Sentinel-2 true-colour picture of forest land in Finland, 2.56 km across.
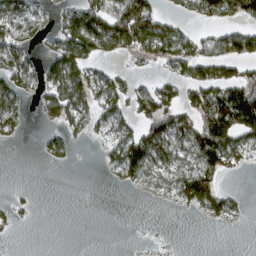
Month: March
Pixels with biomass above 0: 48%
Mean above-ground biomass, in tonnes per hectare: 57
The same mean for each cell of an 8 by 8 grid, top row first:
90 39 120 134 135 31 57 81
91 32 130 84 113 107 63 87
91 77 113 67 15 55 90 87
52 57 72 80 72 78 135 215
8 30 8 65 137 82 154 81
0 0 0 17 59 59 97 7
14 0 0 0 0 16 69 19
2 0 0 0 2 1 0 0
